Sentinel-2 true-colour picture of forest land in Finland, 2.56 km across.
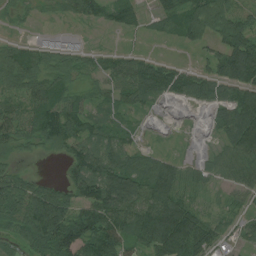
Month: July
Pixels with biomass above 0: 79%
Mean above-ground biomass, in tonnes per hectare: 62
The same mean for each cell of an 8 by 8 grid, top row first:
20 8 52 46 29 72 128 55
53 47 31 15 14 11 38 111
91 82 39 52 91 75 66 87
55 91 78 40 21 4 26 109
56 63 65 54 21 7 7 91
67 14 61 98 90 62 28 51
96 148 69 101 104 117 21 24
53 109 97 99 79 149 75 28
